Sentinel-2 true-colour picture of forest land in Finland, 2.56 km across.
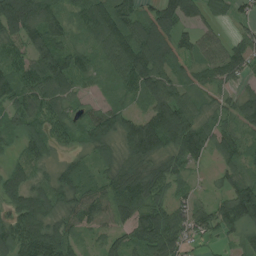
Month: July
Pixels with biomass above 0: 90%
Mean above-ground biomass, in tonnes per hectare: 80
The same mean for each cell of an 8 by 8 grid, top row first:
168 94 62 125 71 119 56 29
61 129 55 100 127 75 59 58
78 117 55 48 115 66 62 48
60 88 50 76 64 145 45 73
44 81 51 63 173 107 86 54
75 53 64 77 112 81 13 61
96 94 82 80 89 67 56 148
114 141 34 48 85 99 30 58
